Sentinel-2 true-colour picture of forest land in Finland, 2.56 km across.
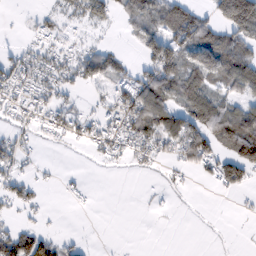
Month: February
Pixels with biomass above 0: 50%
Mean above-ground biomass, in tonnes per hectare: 39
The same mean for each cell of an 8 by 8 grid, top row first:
4 19 34 30 68 78 41 178
15 25 19 17 53 72 110 71
48 42 42 46 58 77 67 94
35 38 21 43 90 70 90 68
32 9 21 48 58 72 72 113
35 4 6 1 6 13 24 56
30 7 4 0 3 4 1 4
71 48 11 0 0 0 1 1
